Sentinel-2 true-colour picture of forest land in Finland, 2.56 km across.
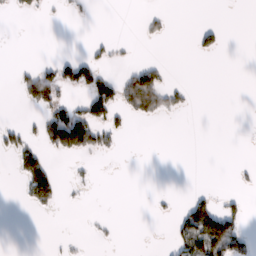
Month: February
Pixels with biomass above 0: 15%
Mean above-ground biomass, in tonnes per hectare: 16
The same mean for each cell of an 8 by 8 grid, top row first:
6 2 4 0 10 1 0 0
0 0 1 11 0 0 15 0
12 53 44 35 96 3 0 0
0 31 33 38 62 18 0 0
28 39 78 17 0 0 0 0
17 62 5 0 0 0 0 3
1 17 2 0 0 9 64 17
0 1 3 4 0 30 134 49
